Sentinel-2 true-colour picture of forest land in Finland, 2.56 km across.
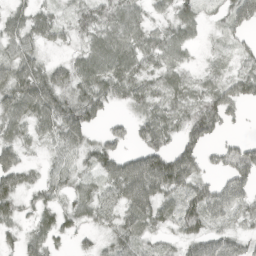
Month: April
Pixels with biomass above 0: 82%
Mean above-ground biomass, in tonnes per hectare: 45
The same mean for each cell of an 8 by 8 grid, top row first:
34 32 34 51 30 40 16 52
46 23 26 61 52 36 8 21
69 70 54 62 44 37 28 48
54 72 82 18 34 42 65 18
43 24 45 42 50 44 36 33
60 31 32 65 116 104 27 61
40 38 43 39 74 52 74 44
27 43 21 36 36 24 53 37
